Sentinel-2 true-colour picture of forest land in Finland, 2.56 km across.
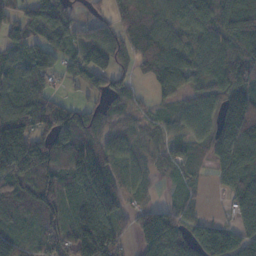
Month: November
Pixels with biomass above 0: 85%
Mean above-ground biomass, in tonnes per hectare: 83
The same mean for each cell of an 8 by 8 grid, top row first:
55 107 25 56 85 67 71 113
68 101 94 98 78 68 75 69
58 45 50 73 30 75 67 84
91 96 71 54 30 49 56 188
183 124 140 74 33 37 67 130
125 99 166 107 30 25 24 103
83 92 122 129 56 64 12 71
84 73 153 107 111 138 147 77
